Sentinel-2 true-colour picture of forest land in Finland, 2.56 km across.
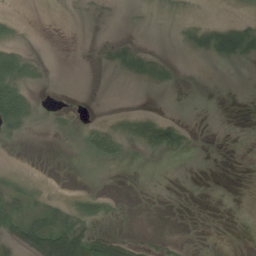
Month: July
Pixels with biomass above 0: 23%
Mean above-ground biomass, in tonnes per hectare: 10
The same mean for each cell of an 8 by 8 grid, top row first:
7 0 1 1 1 3 1 4
16 0 0 10 7 2 30 42
45 2 0 1 15 5 0 0
62 2 1 3 8 0 0 0
2 0 6 25 24 26 0 0
6 0 0 0 0 0 0 0
16 28 28 8 0 0 0 0
21 62 59 29 6 3 1 0
